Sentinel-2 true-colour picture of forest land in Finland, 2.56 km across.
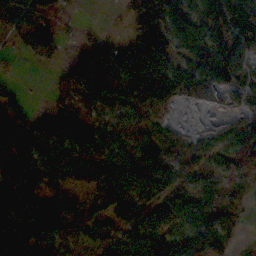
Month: November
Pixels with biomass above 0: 78%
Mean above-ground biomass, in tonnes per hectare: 97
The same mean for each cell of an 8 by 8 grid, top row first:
117 88 3 2 128 128 91 92
29 97 75 104 236 81 110 98
19 12 152 250 261 122 80 92
86 94 94 40 76 6 5 41
196 107 104 70 88 58 44 96
196 103 91 156 97 56 43 56
195 159 71 109 123 102 125 44
140 109 29 48 160 170 118 21
